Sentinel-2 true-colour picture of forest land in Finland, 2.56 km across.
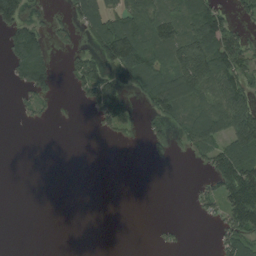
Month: August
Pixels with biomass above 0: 43%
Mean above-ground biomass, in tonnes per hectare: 46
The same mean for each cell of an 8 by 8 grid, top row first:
94 18 62 66 70 82 123 33
68 42 31 125 96 107 129 73
33 56 67 75 73 108 104 86
11 16 3 112 31 77 97 113
0 0 0 7 18 38 81 94
0 0 0 0 0 0 41 144
0 0 0 0 0 0 25 142
0 0 0 0 0 11 1 83
